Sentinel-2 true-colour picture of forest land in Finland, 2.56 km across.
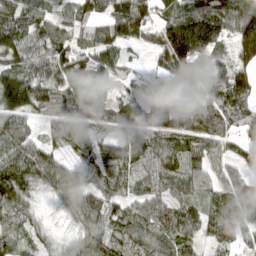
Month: April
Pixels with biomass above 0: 88%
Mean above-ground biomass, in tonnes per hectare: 99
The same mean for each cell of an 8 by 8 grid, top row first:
110 85 88 110 114 132 179 158
126 106 72 111 72 254 162 127
151 105 124 80 49 110 116 133
129 66 99 73 105 155 147 141
113 55 71 65 99 95 82 75
152 104 60 62 72 116 79 56
114 17 79 49 67 84 94 114
78 34 61 78 81 97 52 75
